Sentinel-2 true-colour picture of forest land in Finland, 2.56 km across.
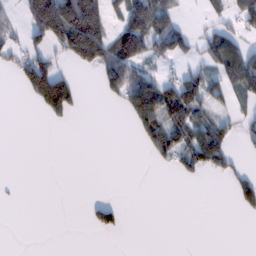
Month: February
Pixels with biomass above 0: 33%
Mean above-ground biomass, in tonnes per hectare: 45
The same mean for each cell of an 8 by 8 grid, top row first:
15 227 221 49 154 51 19 87
40 64 150 101 99 85 40 76
30 155 11 89 72 65 63 125
0 50 12 4 122 115 54 15
0 0 0 0 40 81 116 19
0 0 0 0 0 20 24 35
2 0 2 47 0 0 0 34
0 0 0 1 0 0 0 0
